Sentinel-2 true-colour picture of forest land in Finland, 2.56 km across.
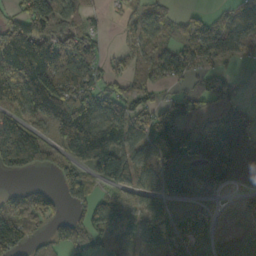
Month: October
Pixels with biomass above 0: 74%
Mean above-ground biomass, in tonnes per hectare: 97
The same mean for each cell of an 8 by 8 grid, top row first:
81 149 73 16 83 35 50 64
146 128 117 13 58 57 126 74
151 193 156 64 59 50 81 27
98 206 225 127 110 119 95 103
170 71 219 154 111 156 206 142
42 25 54 110 82 170 117 54
81 101 54 77 58 65 60 30
122 67 86 51 102 106 51 67
